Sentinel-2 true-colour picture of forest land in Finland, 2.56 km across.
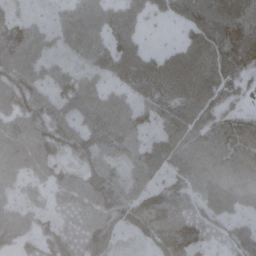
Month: October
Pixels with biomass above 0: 89%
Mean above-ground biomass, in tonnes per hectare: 58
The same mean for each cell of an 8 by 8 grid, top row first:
30 20 70 55 37 38 82 66
83 38 63 67 32 34 91 101
72 41 41 39 88 91 84 50
64 58 51 62 50 76 66 29
89 70 57 63 46 75 67 40
67 50 55 51 55 47 73 40
51 39 67 72 84 66 60 52
52 45 69 48 34 91 44 53
